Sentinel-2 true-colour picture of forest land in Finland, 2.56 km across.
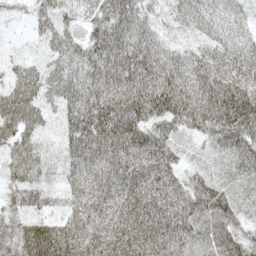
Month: May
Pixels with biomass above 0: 96%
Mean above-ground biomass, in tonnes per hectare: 66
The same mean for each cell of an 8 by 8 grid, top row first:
21 52 46 81 59 42 46 40
17 40 60 93 69 35 40 53
54 62 67 75 85 81 74 89
91 47 68 90 91 103 112 122
76 33 69 88 84 46 43 77
60 38 54 64 82 60 57 59
55 40 57 64 85 83 86 53
83 100 76 74 78 78 54 67
